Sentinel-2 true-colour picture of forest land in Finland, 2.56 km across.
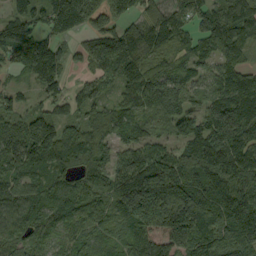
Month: September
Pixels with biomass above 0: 91%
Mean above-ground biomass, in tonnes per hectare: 118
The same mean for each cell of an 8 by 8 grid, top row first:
82 117 187 133 86 88 118 161
119 115 51 159 139 95 81 96
22 108 30 65 149 130 86 120
76 68 66 83 80 159 113 185
112 145 123 90 88 72 159 149
96 94 89 113 214 225 158 141
100 103 106 102 260 292 167 153
93 67 65 60 114 124 172 162
